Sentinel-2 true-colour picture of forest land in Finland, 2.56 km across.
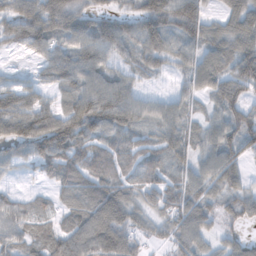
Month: November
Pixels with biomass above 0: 86%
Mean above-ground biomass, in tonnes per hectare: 68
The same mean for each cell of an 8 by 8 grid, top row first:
78 96 78 63 96 112 57 97
34 49 88 88 80 57 77 94
27 41 76 69 27 23 73 103
82 67 107 112 67 58 37 78
75 108 94 73 62 64 66 67
19 42 81 80 59 50 68 56
62 37 81 86 62 79 64 62
65 82 91 72 36 60 41 43
